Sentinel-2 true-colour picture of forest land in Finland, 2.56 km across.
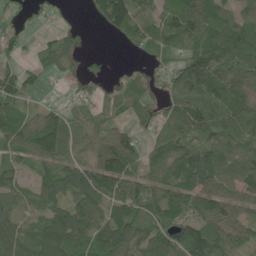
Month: June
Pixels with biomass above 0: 80%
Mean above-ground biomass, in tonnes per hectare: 78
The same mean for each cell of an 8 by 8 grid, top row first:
32 21 4 136 68 97 109 77
34 62 29 3 53 61 111 125
68 21 30 24 42 73 104 95
68 51 45 46 58 97 81 83
62 119 61 93 53 111 91 81
45 62 96 148 86 88 132 112
49 70 98 92 114 94 100 80
89 125 96 138 98 104 120 68
